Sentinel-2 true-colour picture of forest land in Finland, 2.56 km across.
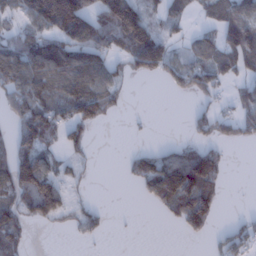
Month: January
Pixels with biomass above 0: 51%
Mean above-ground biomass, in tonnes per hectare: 55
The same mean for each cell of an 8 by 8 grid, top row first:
35 114 122 141 70 37 35 82
85 103 93 61 141 20 59 123
85 80 96 52 20 42 69 39
65 80 92 35 2 0 38 47
82 66 45 0 5 26 43 26
124 96 15 0 64 119 118 0
81 121 23 3 5 87 88 2
57 0 15 2 0 1 18 46
